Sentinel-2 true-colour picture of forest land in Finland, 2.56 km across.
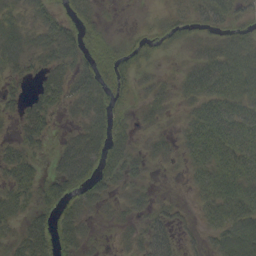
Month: September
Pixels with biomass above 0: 74%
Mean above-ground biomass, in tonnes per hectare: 35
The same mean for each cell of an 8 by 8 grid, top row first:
37 33 23 1 4 18 36 20
64 48 40 25 20 17 36 41
25 55 46 42 17 21 75 55
23 51 33 35 20 14 51 43
31 21 63 40 14 22 70 53
40 23 57 37 19 4 48 61
38 27 37 16 23 14 31 67
28 44 39 6 40 30 24 88
